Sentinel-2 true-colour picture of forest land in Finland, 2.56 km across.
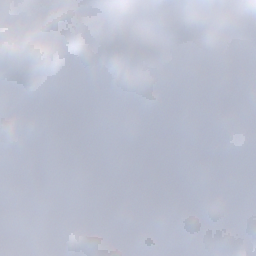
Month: December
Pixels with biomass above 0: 86%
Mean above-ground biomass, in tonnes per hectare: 90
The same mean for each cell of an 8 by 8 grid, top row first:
120 89 144 105 121 61 72 72
77 126 152 47 91 64 123 68
103 87 94 56 73 60 199 179
126 79 70 83 56 47 157 92
95 60 56 111 46 121 121 87
63 84 81 114 82 100 82 84
23 105 116 87 87 73 65 105
55 90 184 80 53 56 50 48
